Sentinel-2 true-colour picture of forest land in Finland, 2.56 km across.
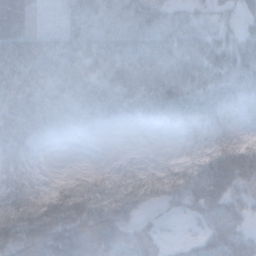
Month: November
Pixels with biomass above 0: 88%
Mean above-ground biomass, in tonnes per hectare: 41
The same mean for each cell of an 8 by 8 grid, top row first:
54 10 44 36 39 21 14 16
78 48 56 62 64 55 63 56
71 41 38 36 53 74 58 70
43 29 22 24 27 40 40 30
29 3 2 3 2 4 25 35
28 6 15 22 31 37 47 55
82 77 71 68 31 18 46 32
66 82 89 59 39 8 36 44
